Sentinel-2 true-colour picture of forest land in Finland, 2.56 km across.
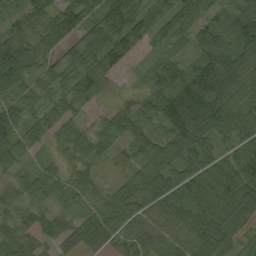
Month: September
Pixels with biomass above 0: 91%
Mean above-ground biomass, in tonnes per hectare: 64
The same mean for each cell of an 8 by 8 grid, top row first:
19 53 79 87 61 79 44 90
88 54 57 88 28 35 86 79
78 58 55 25 28 101 126 75
74 44 34 52 51 125 118 67
63 35 63 63 55 79 61 68
32 52 42 13 81 82 93 79
39 43 45 79 71 91 84 72
66 30 60 42 62 65 101 41
